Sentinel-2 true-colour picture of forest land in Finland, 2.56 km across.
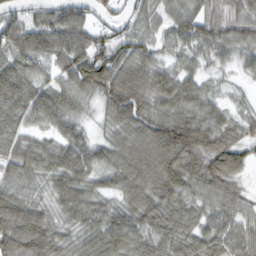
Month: February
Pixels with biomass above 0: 93%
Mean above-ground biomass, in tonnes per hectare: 72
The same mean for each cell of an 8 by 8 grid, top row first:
45 54 61 30 48 64 61 69
80 80 96 80 64 52 53 49
92 46 101 97 96 84 36 21
91 88 44 71 83 80 62 29
70 47 68 68 117 176 107 68
61 57 80 62 122 122 116 60
88 43 77 48 102 76 55 55
102 87 51 88 68 73 62 58
